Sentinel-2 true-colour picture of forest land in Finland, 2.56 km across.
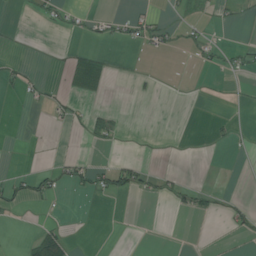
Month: July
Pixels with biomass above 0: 12%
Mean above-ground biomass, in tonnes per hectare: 7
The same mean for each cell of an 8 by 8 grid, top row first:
2 17 9 11 18 6 5 4
1 1 5 4 12 11 19 13
12 4 24 4 5 0 1 2
0 9 8 11 0 0 0 1
0 0 2 6 1 0 3 3
15 21 25 37 20 10 0 0
15 1 0 0 0 13 14 17
1 50 1 0 0 0 1 6
